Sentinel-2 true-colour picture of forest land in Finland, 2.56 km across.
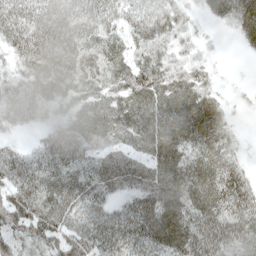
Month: May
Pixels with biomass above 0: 90%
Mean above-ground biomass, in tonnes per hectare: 52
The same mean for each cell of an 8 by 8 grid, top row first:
62 54 49 47 44 46 22 58
56 86 81 47 51 29 11 10
46 84 73 57 70 55 31 3
47 36 45 64 63 64 62 9
18 36 51 43 45 57 59 18
56 54 49 57 56 65 66 52
65 59 55 40 53 59 67 74
62 53 63 62 62 66 78 70
